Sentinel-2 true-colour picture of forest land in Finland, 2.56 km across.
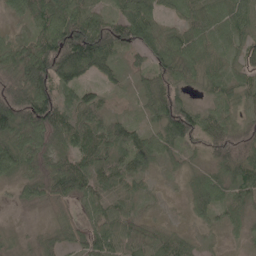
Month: May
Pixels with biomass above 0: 92%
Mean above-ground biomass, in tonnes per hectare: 67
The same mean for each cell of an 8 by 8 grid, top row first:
29 90 89 60 122 41 78 75
78 128 178 98 86 74 63 57
126 143 67 32 37 71 43 49
137 123 84 37 31 127 55 48
80 69 83 78 77 68 73 115
44 94 89 73 53 18 52 79
10 24 22 57 21 11 67 50
17 32 39 76 55 52 13 14
